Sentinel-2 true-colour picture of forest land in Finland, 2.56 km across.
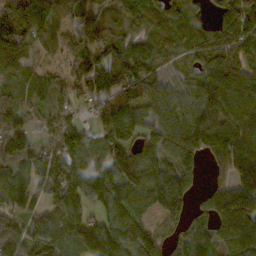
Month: October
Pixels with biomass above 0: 88%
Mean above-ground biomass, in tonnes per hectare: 110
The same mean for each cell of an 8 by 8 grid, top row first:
128 158 54 52 67 80 55 170
104 53 71 110 91 76 128 113
59 62 66 145 140 65 133 139
78 81 40 142 109 113 152 122
123 96 101 98 106 139 138 150
80 150 199 134 125 140 36 132
99 96 126 131 74 100 92 237
157 113 116 164 117 66 86 165
